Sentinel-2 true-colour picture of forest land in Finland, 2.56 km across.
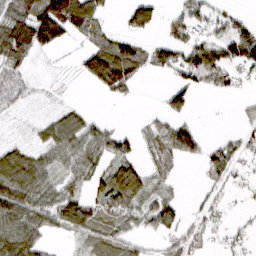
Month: March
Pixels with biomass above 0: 61%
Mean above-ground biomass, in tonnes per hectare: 45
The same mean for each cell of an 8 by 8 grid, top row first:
81 128 97 10 57 22 32 21
101 56 18 69 29 50 59 86
40 6 15 93 16 27 46 24
18 14 26 0 7 46 0 13
26 57 77 63 27 101 30 31
96 55 68 63 49 14 24 18
102 71 87 53 53 40 27 7
103 29 22 46 22 39 21 21
